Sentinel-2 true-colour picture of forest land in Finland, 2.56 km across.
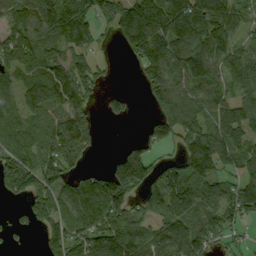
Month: September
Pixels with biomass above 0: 77%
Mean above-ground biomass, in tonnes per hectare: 110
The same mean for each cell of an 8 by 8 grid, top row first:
116 147 122 121 160 179 167 98
151 109 97 31 192 172 142 95
79 139 129 20 96 119 125 119
87 101 105 56 10 149 107 105
106 101 131 1 66 77 169 110
163 132 65 141 152 108 104 76
21 126 127 186 90 155 119 140
15 70 116 164 110 123 112 44
